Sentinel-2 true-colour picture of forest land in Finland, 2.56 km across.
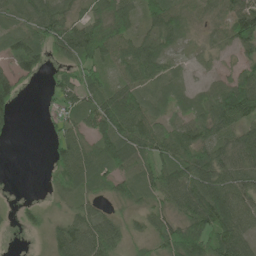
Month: June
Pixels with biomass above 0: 82%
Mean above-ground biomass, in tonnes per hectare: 61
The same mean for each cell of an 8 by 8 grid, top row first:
52 77 42 104 63 73 39 100
72 64 109 95 67 36 31 61
70 25 72 43 72 41 29 66
35 14 69 122 73 41 67 86
3 18 73 113 84 83 63 54
0 18 91 71 59 94 88 66
14 16 44 24 41 62 107 78
2 36 114 76 36 102 95 80
